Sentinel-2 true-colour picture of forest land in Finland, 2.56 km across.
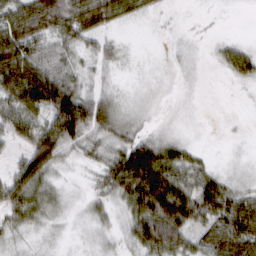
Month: March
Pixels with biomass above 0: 76%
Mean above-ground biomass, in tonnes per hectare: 40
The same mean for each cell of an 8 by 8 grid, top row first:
60 86 69 49 20 5 3 0
93 57 29 25 3 9 6 25
91 101 35 15 11 6 2 22
54 81 119 48 10 7 2 1
26 92 59 32 54 36 3 4
51 43 9 52 105 62 42 13
60 32 10 21 79 106 66 66
17 11 6 10 68 82 46 73
